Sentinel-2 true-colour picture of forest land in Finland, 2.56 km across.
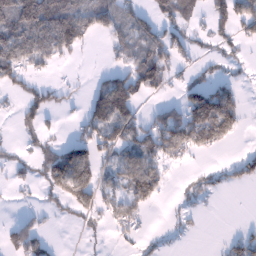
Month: January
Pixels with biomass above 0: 49%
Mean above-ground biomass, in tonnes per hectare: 57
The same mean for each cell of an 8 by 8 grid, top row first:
151 167 108 70 52 75 55 95
115 119 57 32 67 70 25 28
60 26 6 68 99 21 47 22
27 71 22 157 26 37 189 74
18 43 77 80 70 104 91 9
21 93 150 37 129 8 27 44
5 21 66 42 51 15 8 0
62 26 4 12 19 9 1 47
